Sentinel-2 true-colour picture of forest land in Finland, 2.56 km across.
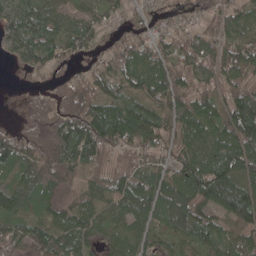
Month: May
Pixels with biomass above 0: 88%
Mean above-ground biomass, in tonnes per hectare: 79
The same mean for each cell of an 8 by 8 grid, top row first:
82 86 52 37 45 44 50 67
63 88 53 53 76 69 87 95
0 18 61 79 107 100 74 89
1 41 107 111 100 89 88 128
93 81 130 88 83 78 99 126
73 106 74 89 100 90 139 101
64 73 77 69 87 133 85 112
68 93 88 60 65 57 77 71
